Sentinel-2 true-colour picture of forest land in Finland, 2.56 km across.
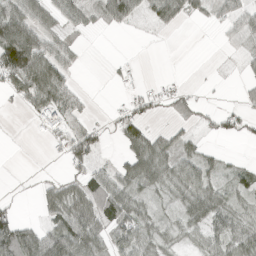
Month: April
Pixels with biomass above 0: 57%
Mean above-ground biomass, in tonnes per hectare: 40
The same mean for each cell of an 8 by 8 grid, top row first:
100 43 39 93 42 47 24 47
169 79 19 0 1 0 0 19
90 117 10 5 8 5 2 12
9 59 41 12 35 37 16 27
1 14 72 7 80 41 11 8
1 8 38 51 64 53 43 28
12 42 75 77 28 22 62 26
106 84 88 61 48 21 36 52
